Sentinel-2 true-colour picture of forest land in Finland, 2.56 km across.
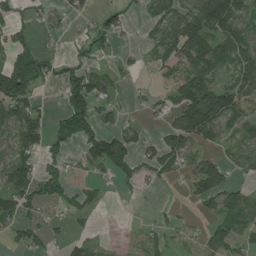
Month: July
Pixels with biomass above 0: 56%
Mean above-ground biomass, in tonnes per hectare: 55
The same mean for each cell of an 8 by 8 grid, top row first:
34 27 23 37 25 65 139 92
52 14 33 33 24 94 120 99
176 51 81 42 3 52 66 82
104 27 113 33 21 82 192 79
75 58 67 99 34 74 41 40
86 68 21 34 39 27 101 22
78 32 44 2 3 9 28 73
34 24 25 5 27 12 61 57
